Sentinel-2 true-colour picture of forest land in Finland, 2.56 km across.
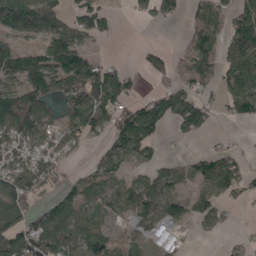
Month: May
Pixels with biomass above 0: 64%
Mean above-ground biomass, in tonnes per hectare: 68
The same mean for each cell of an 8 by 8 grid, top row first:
130 104 65 38 39 30 93 83
75 86 79 1 30 21 92 125
91 126 144 119 20 64 71 118
172 65 114 108 114 135 63 64
70 60 49 57 96 12 8 10
97 78 26 56 39 38 96 66
72 59 52 49 78 26 78 15
91 92 53 42 41 36 6 6
